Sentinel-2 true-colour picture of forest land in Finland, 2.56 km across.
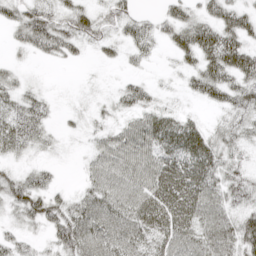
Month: April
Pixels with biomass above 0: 78%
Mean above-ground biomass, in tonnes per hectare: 37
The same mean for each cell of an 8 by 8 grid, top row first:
38 52 39 31 16 36 30 40
18 50 26 22 31 33 57 53
22 3 3 3 16 8 57 49
42 24 12 18 40 22 9 37
45 19 5 45 56 48 42 27
33 22 13 58 51 60 48 27
41 57 51 60 60 64 54 29
28 23 85 66 48 57 54 60
